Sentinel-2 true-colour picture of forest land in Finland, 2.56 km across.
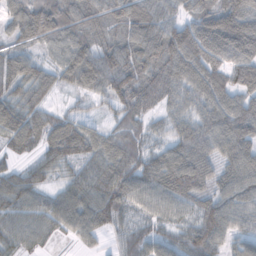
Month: November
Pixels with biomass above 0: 91%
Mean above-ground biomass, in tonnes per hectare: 75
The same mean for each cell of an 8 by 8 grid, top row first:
81 149 90 87 100 55 100 135
59 56 86 83 100 112 76 116
88 62 79 108 82 87 93 43
94 59 29 40 62 47 76 101
68 77 88 60 50 69 79 94
62 45 55 89 85 105 72 90
70 66 86 86 49 57 79 77
55 34 36 27 50 46 98 58
